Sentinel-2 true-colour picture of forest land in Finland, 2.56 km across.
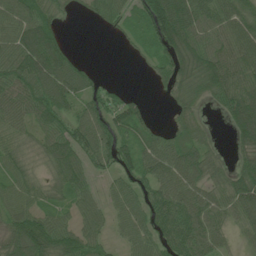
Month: June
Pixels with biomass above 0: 81%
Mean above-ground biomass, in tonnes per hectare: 70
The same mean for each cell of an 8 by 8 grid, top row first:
84 70 14 58 101 153 86 92
94 139 6 2 38 126 82 94
95 109 77 11 4 83 105 92
73 89 59 88 35 39 17 120
50 67 85 99 60 75 36 64
56 44 68 46 71 86 69 85
61 47 46 36 68 96 80 95
103 112 88 24 54 93 79 27
